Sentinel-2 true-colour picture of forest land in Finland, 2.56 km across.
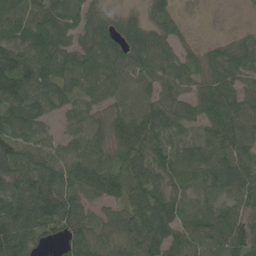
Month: June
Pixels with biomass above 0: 91%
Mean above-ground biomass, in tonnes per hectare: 87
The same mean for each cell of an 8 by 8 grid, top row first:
112 95 66 56 54 46 4 4
116 121 79 103 112 76 43 77
171 120 54 71 72 92 86 60
110 52 52 72 84 87 111 102
89 65 66 89 112 64 89 105
93 114 98 107 100 87 85 108
108 131 88 53 108 90 76 70
134 45 111 78 119 101 99 107
